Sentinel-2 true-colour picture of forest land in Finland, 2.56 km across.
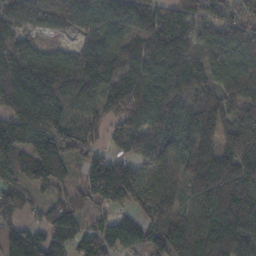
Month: October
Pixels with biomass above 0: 93%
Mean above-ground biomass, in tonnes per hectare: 146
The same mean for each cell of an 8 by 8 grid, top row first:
167 208 164 170 145 141 95 89
218 82 118 148 143 200 123 178
196 233 176 127 164 152 102 179
146 223 113 95 177 140 170 162
153 149 117 54 162 127 135 160
130 164 69 180 121 116 202 190
97 76 81 77 134 116 192 244
133 120 107 135 106 170 199 164
